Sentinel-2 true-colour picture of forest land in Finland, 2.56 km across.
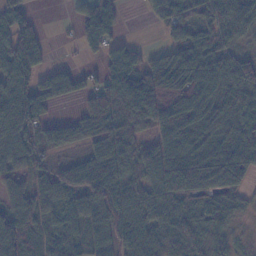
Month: November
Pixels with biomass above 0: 83%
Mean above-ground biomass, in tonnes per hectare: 71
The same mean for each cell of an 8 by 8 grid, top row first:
85 1 37 49 13 80 72 100
103 33 26 60 28 63 70 31
83 60 45 85 92 117 140 81
107 41 37 110 150 128 106 78
69 66 52 87 60 101 71 85
48 54 77 62 64 137 121 79
68 60 66 79 79 65 50 21
106 39 37 62 91 102 71 17
